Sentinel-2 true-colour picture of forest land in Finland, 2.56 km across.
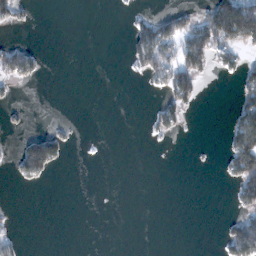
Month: February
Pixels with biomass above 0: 19%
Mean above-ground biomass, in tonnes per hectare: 30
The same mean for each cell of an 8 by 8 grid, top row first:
52 0 0 0 27 52 108 208
61 3 0 0 107 92 137 86
59 3 0 0 23 114 12 46
10 0 0 0 6 66 0 71
24 101 3 0 2 1 2 101
26 29 0 0 0 0 0 106
2 0 0 1 0 0 0 44
27 0 0 0 0 0 0 116
